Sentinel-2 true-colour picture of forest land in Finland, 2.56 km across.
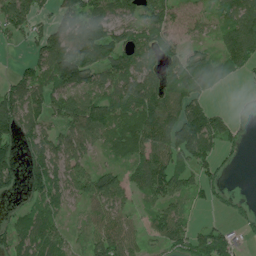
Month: July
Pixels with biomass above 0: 76%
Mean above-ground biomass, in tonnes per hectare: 72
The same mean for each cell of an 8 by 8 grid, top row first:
125 41 105 82 72 51 40 103
17 114 124 107 92 55 29 112
53 106 135 87 93 82 75 19
105 77 108 83 95 86 93 31
76 81 75 51 98 116 88 34
54 121 72 68 98 91 56 3
26 73 22 68 34 52 23 14
75 101 21 93 39 90 99 31
